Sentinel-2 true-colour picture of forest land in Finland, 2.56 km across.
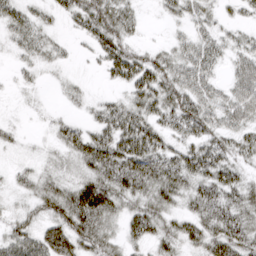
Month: March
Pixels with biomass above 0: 77%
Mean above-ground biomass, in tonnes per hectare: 37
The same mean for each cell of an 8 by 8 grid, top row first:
38 20 49 64 11 22 25 18
22 25 7 56 22 25 36 27
9 6 7 24 57 50 40 39
3 6 10 39 44 59 47 46
13 13 49 63 68 33 52 41
17 29 37 60 66 60 55 35
16 40 77 50 48 30 49 52
48 60 54 37 36 43 52 55
